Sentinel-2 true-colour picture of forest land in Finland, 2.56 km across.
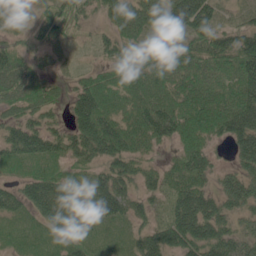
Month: June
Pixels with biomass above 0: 91%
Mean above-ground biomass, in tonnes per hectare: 69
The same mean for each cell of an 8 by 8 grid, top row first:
22 60 52 60 83 94 92 28
43 28 13 47 61 47 71 101
83 36 39 49 70 74 60 93
53 53 99 65 89 94 88 125
87 81 91 111 59 51 59 93
31 64 41 93 58 56 59 78
59 117 113 99 49 85 99 73
24 39 38 24 82 111 117 77
